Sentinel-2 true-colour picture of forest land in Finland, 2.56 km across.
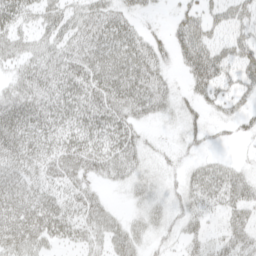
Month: April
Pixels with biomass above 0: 75%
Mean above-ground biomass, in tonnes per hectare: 33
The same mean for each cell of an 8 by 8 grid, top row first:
40 33 31 35 12 15 27 33
30 34 38 47 37 30 45 38
27 46 48 51 48 10 50 34
58 48 43 52 31 21 16 23
55 42 45 43 20 9 10 6
46 40 35 24 22 12 39 28
50 56 41 15 23 19 27 41
57 38 27 34 22 15 24 42
